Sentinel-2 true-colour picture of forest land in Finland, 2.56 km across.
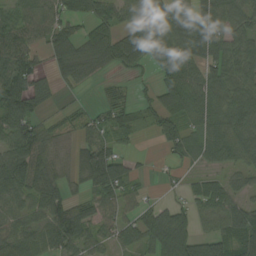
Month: August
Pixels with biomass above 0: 78%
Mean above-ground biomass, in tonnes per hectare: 73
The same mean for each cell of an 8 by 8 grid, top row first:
57 75 49 65 86 91 93 81
97 60 70 97 106 108 116 80
119 43 51 17 14 107 86 87
112 27 19 47 41 90 90 106
100 62 46 58 4 71 86 99
121 91 60 145 16 14 38 44
59 94 50 62 42 54 69 80
87 76 76 57 82 176 84 106
